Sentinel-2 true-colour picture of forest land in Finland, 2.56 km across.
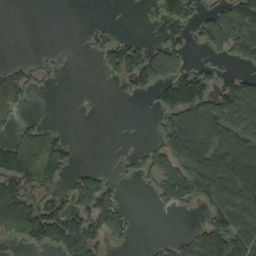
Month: September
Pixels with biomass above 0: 50%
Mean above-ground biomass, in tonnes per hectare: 60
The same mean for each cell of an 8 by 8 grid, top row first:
0 0 0 1 9 97 56 141
0 4 2 70 56 81 48 102
60 10 0 18 72 112 82 62
37 4 2 0 1 126 133 128
73 87 9 0 13 112 124 133
93 68 53 23 29 99 141 170
156 43 78 62 0 31 61 127
40 37 98 33 3 30 139 134
